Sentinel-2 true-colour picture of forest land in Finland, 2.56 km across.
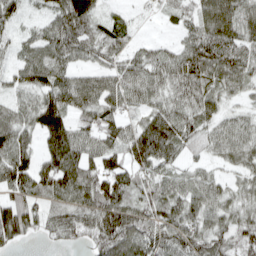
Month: April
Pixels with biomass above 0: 90%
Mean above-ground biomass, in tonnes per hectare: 71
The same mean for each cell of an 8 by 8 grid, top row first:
40 48 126 32 16 43 87 86
35 77 79 68 37 44 98 80
47 86 57 61 76 83 80 70
62 127 62 65 55 77 63 37
93 83 85 72 138 86 52 72
99 111 117 110 63 51 45 46
98 59 75 112 66 76 71 59
50 24 34 99 86 84 74 64
